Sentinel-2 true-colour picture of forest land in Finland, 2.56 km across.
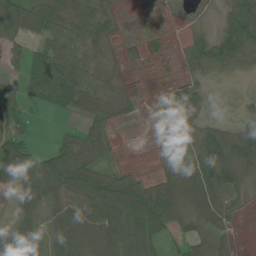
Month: June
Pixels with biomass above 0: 76%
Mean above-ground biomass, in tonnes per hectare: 55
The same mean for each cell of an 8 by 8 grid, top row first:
102 111 66 38 7 3 4 60
34 69 65 27 26 5 67 103
33 90 100 32 5 15 25 3
45 17 56 54 11 48 18 18
58 13 74 21 1 21 104 114
95 127 115 67 29 55 134 65
38 53 95 128 139 78 80 19
45 46 99 86 84 38 50 12
